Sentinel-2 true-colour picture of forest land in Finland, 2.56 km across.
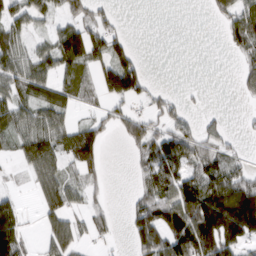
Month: March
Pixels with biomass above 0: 57%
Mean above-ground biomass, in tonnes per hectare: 61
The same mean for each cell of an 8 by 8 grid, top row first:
70 46 59 27 0 0 13 81
88 59 126 95 3 0 0 53
84 70 59 120 58 0 0 35
82 84 22 43 38 37 13 5
55 86 114 8 91 92 57 12
10 73 51 3 67 96 96 68
49 63 34 17 88 131 172 224
85 52 39 17 106 123 153 126
